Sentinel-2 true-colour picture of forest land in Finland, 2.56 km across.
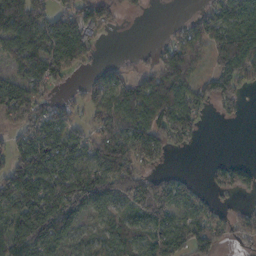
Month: October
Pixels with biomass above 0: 73%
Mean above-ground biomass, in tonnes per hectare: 85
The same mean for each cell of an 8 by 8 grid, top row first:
116 86 101 50 8 3 71 118
102 117 125 1 6 86 93 152
80 93 13 57 57 127 71 112
109 80 39 82 116 156 34 25
80 125 74 177 116 51 1 0
148 131 121 159 90 31 25 71
142 142 134 68 135 109 64 31
117 136 47 73 89 111 114 49
